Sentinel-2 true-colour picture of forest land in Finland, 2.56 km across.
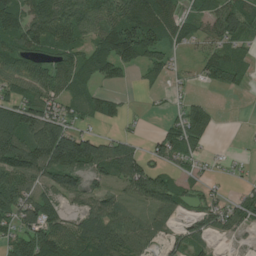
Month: July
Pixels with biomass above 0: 73%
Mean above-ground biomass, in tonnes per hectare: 69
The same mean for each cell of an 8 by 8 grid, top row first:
108 127 94 92 136 78 74 102
102 88 72 123 121 43 37 57
84 83 77 46 20 15 32 39
100 86 55 41 5 21 50 0
158 179 133 50 20 72 27 2
97 79 75 62 109 49 20 7
85 77 55 80 55 63 48 57
68 104 92 131 74 34 39 17
